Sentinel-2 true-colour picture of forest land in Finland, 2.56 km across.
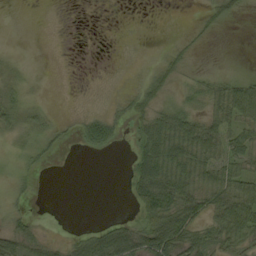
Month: September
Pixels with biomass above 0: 49%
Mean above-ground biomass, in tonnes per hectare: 25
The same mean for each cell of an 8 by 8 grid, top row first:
0 0 0 0 0 0 22 17
1 0 0 1 3 14 4 0
16 0 0 2 20 19 20 25
34 12 6 16 35 41 33 52
10 19 18 28 46 71 62 38
11 2 0 0 68 72 50 30
13 0 0 0 57 73 44 66
51 17 26 62 70 89 42 48
